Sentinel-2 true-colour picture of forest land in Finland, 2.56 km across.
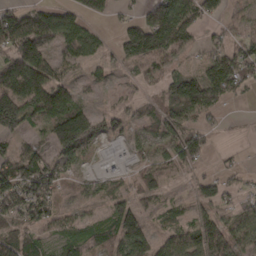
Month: March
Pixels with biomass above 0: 75%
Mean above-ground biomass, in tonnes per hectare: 68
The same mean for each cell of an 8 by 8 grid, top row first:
94 99 57 34 69 135 51 29
118 68 60 30 157 97 42 64
130 120 26 23 45 71 94 81
173 122 95 55 42 82 53 1
39 61 149 33 47 69 41 10
130 110 28 47 60 40 35 20
98 73 41 54 54 24 59 39
101 39 44 73 89 65 111 61
